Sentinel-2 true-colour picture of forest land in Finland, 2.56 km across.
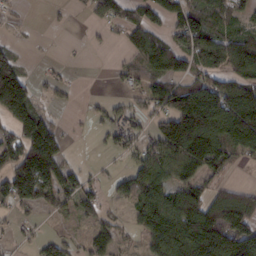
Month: February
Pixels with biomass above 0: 60%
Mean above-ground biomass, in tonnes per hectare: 82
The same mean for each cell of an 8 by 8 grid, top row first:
11 7 7 63 70 105 100 48
21 1 2 9 116 93 124 109
157 19 2 11 64 78 75 89
148 31 6 42 50 173 241 238
103 146 1 36 50 169 184 166
131 151 49 25 118 103 85 6
56 45 67 13 123 150 135 140
18 40 28 27 58 170 195 149
